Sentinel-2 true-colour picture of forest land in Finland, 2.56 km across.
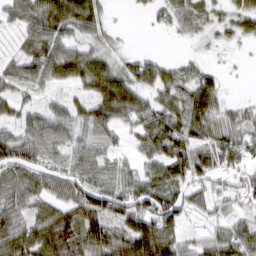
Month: March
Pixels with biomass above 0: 82%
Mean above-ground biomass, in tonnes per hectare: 55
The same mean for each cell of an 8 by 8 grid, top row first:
51 86 89 13 14 51 44 44
32 69 41 27 1 3 10 12
58 55 67 86 66 60 44 3
50 47 55 73 58 72 73 30
76 69 58 35 48 82 71 63
54 56 65 57 53 71 73 49
55 59 76 73 76 66 42 34
84 90 77 31 81 69 55 74
